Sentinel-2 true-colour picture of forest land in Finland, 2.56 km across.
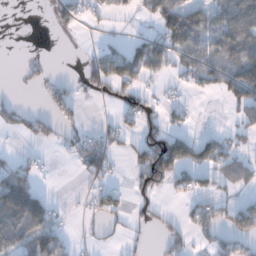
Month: December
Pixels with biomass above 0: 43%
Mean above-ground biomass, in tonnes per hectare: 53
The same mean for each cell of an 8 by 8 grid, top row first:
0 17 34 34 42 154 88 147
0 0 5 25 95 102 67 117
3 16 37 105 73 28 58 148
43 32 23 13 53 23 1 50
2 25 54 48 84 119 63 29
109 9 26 31 93 81 41 88
200 84 8 59 19 9 68 72
90 90 10 12 8 44 35 66
